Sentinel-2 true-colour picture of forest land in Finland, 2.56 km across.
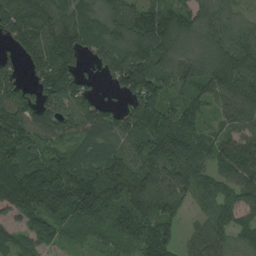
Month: August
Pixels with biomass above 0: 90%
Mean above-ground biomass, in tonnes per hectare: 104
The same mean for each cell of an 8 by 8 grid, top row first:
147 109 99 105 121 112 89 55
72 149 107 110 121 110 100 130
54 143 85 60 148 73 111 140
126 118 86 61 130 87 55 98
161 78 71 60 96 150 72 100
161 187 138 128 118 142 88 107
138 151 140 101 117 74 88 108
56 64 34 54 113 58 104 61
